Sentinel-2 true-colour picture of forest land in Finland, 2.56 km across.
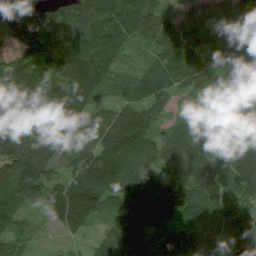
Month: July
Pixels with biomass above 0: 95%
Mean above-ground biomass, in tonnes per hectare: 129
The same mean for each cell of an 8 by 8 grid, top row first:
188 125 152 184 154 85 108 134
190 211 195 153 65 137 94 125
150 163 203 81 104 114 120 119
103 125 128 71 104 55 134 136
141 111 74 139 124 126 166 181
164 115 126 168 129 149 179 162
117 87 171 95 163 188 180 127
50 8 26 106 92 142 134 130
